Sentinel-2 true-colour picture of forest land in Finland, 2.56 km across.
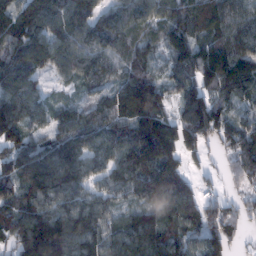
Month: February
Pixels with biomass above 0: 91%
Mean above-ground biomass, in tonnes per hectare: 112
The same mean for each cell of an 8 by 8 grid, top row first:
121 135 115 91 98 117 118 107
139 127 119 82 85 141 136 118
128 42 67 57 116 64 126 104
133 66 76 116 197 62 170 58
136 101 127 122 237 147 66 122
134 165 108 88 144 117 20 90
127 120 113 72 113 117 83 53
131 249 130 91 144 101 111 29
